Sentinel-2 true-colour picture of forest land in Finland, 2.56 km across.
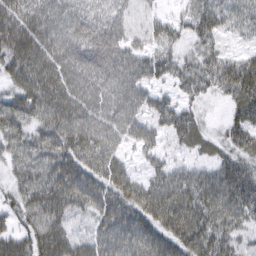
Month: March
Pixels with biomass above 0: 91%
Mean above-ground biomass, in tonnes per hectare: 57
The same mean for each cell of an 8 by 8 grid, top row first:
73 74 63 54 22 25 56 45
95 85 73 69 33 32 41 17
65 84 80 65 47 38 54 88
76 75 75 60 41 48 15 52
57 63 75 49 38 27 33 49
40 64 69 69 31 49 49 62
43 74 46 63 79 90 78 69
55 76 37 60 67 76 80 40
